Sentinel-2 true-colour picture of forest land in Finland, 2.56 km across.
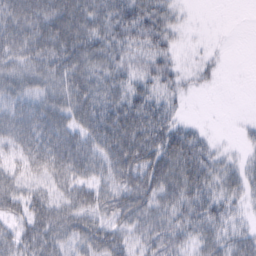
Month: February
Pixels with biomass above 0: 81%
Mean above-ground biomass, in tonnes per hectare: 44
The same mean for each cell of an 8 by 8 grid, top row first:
66 72 70 70 64 19 0 0
55 64 76 59 44 18 5 0
46 48 60 56 44 27 11 0
42 56 56 74 76 27 0 0
42 63 53 66 81 81 27 10
35 41 41 45 66 60 52 34
40 50 48 53 52 46 60 26
43 49 45 55 38 44 43 40
